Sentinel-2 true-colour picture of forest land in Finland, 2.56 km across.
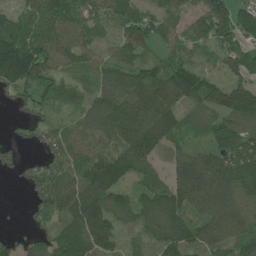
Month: June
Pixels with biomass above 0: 88%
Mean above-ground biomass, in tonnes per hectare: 92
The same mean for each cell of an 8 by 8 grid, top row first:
64 94 75 70 82 74 128 88
142 103 83 47 65 68 50 100
113 83 40 105 106 141 76 76
23 42 57 134 133 88 79 177
34 61 94 80 128 55 72 125
20 81 100 157 62 122 189 155
0 91 133 116 95 131 124 124
42 80 150 81 54 125 108 121
